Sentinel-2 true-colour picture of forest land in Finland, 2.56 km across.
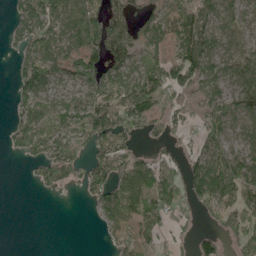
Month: May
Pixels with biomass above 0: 67%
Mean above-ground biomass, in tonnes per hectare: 58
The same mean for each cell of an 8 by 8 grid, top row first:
48 97 72 74 59 75 74 49
30 76 76 87 63 56 78 46
40 77 60 72 85 72 74 78
33 61 81 104 98 43 56 66
41 82 56 89 14 23 64 42
0 62 51 95 85 59 145 78
0 0 2 74 96 69 56 74
0 0 0 26 60 24 51 63
